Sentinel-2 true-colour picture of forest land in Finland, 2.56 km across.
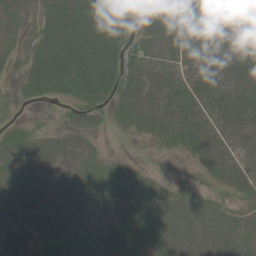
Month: June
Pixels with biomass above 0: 84%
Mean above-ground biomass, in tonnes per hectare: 40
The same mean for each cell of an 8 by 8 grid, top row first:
22 34 46 46 23 49 33 8
17 42 58 51 53 51 42 56
13 50 57 47 57 49 46 57
4 4 35 28 51 51 43 49
55 39 39 1 8 28 32 33
60 62 57 42 24 10 12 35
51 52 55 44 55 58 44 23
53 56 60 48 41 61 50 28
